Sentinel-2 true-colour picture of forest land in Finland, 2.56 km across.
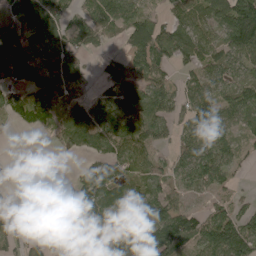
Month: May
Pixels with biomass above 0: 75%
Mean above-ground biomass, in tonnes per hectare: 76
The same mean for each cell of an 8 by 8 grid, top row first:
75 80 50 86 57 55 75 174
103 59 79 23 130 104 69 117
83 70 59 106 97 43 73 64
90 74 56 96 104 66 106 74
0 15 86 96 72 49 99 37
2 0 54 78 70 66 85 15
32 25 171 79 93 75 48 50
95 50 54 126 113 152 131 157
